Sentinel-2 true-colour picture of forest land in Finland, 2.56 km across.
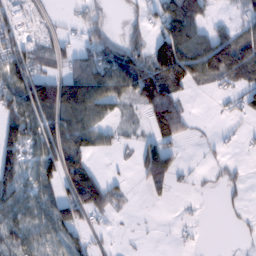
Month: February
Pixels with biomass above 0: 58%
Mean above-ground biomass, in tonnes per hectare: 63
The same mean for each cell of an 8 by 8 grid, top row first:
88 15 25 10 29 129 38 29
93 45 39 66 55 147 108 117
110 82 109 117 132 127 60 79
94 121 119 45 53 106 1 40
103 109 106 29 41 53 8 12
91 78 162 17 51 35 6 14
93 104 124 59 3 6 2 11
101 102 65 14 4 9 2 6
